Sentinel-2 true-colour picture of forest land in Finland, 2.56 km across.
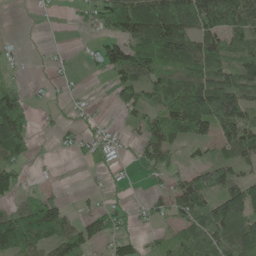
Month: May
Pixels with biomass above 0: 62%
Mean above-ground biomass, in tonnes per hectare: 65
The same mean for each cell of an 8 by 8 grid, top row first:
0 4 28 120 153 145 125 90
10 4 7 75 123 116 93 55
20 12 7 46 91 86 83 88
129 11 13 13 68 138 159 130
92 5 39 37 70 64 48 127
60 6 3 17 14 35 93 65
59 106 20 47 24 76 110 103
147 99 76 50 28 47 84 89
